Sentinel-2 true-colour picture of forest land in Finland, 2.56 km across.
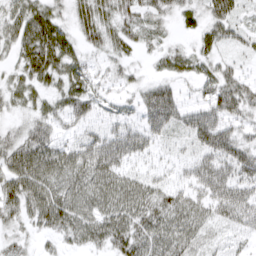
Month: March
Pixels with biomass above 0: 82%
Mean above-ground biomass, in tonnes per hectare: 46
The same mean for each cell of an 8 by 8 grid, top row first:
46 54 41 52 47 31 44 30
40 76 33 37 26 24 33 22
31 47 47 23 25 35 42 40
24 38 44 20 54 58 54 48
47 59 42 67 50 13 60 60
68 64 61 69 33 19 64 59
46 75 61 65 66 59 50 75
24 20 42 59 65 56 28 18
